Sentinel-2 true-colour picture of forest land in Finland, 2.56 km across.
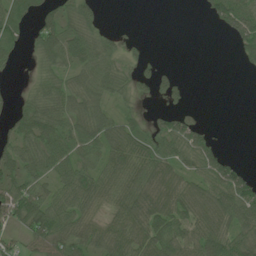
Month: June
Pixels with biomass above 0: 68%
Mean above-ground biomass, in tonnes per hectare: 50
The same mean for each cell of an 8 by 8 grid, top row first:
60 42 55 0 0 0 24 88
32 63 70 37 9 0 0 39
4 34 41 51 32 37 0 0
48 71 49 32 16 50 3 0
72 71 61 76 59 75 57 0
67 48 87 62 84 65 76 63
101 82 70 43 93 77 84 89
29 76 67 82 78 75 90 65
